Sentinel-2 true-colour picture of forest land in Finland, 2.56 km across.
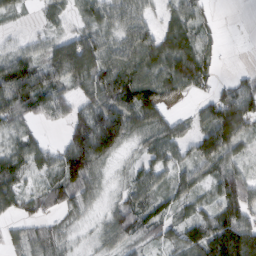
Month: February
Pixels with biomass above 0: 81%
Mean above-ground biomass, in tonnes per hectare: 59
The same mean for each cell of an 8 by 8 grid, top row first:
17 23 28 61 46 45 17 0
31 45 108 64 84 54 25 0
127 85 60 110 99 58 37 32
68 61 65 126 107 17 51 130
45 26 137 138 37 56 89 60
55 40 104 14 48 43 44 63
45 41 37 35 72 38 36 95
30 61 16 46 31 45 116 146
